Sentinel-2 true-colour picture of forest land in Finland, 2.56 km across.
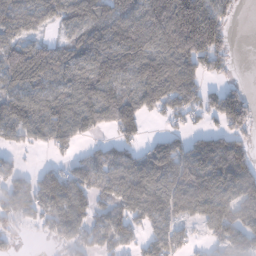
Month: January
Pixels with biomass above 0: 76%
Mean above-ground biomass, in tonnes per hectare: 104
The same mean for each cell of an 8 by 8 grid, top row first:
123 99 146 143 169 257 173 20
103 79 102 123 150 192 178 2
96 83 104 113 134 189 58 15
88 107 122 114 93 94 75 114
51 69 43 57 46 72 92 88
82 89 89 102 148 135 177 165
113 103 109 86 148 161 149 116
18 30 84 79 61 78 43 100
